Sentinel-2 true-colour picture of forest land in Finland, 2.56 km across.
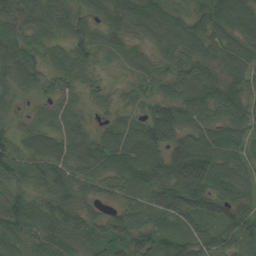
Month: August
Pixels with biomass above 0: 96%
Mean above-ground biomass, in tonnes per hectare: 66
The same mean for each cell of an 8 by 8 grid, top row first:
59 65 45 67 83 51 70 70
65 40 55 47 37 60 59 61
54 44 35 14 41 74 68 57
26 25 26 28 61 93 63 62
52 64 67 79 108 102 81 57
62 81 75 73 89 143 106 52
83 79 78 44 63 105 92 73
63 61 58 77 77 88 95 69
